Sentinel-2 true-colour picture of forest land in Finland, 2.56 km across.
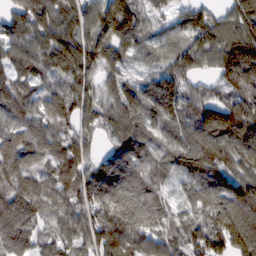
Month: February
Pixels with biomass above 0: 94%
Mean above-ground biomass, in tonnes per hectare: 112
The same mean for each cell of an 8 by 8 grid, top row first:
89 100 103 183 75 71 77 122
97 120 147 120 54 81 115 177
106 77 102 72 68 136 55 189
106 124 90 84 122 129 128 152
148 128 87 60 105 106 136 119
156 117 109 126 137 78 124 108
149 93 98 125 142 72 131 163
124 61 77 102 103 109 137 158
